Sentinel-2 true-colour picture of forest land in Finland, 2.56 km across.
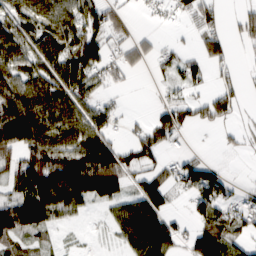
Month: March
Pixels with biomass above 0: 63%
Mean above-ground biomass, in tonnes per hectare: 57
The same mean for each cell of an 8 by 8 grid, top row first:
51 65 82 46 7 22 43 33
61 69 94 36 31 20 62 13
62 69 81 32 2 30 27 25
110 86 75 36 7 77 65 22
99 88 92 63 84 21 1 15
70 152 160 130 58 59 87 3
112 96 40 40 107 12 73 47
38 14 3 13 115 48 103 42
